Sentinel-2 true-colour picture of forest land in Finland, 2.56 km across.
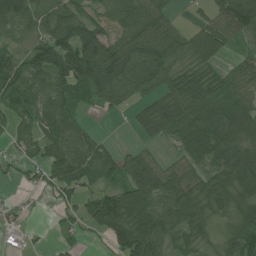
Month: July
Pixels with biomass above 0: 79%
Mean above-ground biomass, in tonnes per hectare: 68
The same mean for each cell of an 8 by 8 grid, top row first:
112 78 64 63 87 22 47 129
55 102 88 68 91 81 91 30
93 70 90 108 78 69 75 73
53 60 39 17 45 86 84 84
36 68 92 18 29 39 88 57
14 51 77 60 116 89 63 96
18 7 51 142 114 121 75 72
12 5 17 58 137 50 27 104
